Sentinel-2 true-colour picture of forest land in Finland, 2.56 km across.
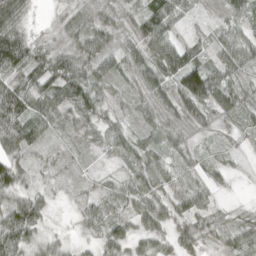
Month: April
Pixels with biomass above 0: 90%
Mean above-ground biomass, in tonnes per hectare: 43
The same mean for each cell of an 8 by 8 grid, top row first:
60 9 26 26 56 44 6 47
84 35 60 38 59 74 28 82
38 65 77 42 48 67 100 44
94 58 68 32 26 34 33 40
61 25 17 48 37 28 11 9
58 14 9 17 59 32 18 4
78 30 20 40 55 45 34 10
94 39 15 52 40 50 30 42
